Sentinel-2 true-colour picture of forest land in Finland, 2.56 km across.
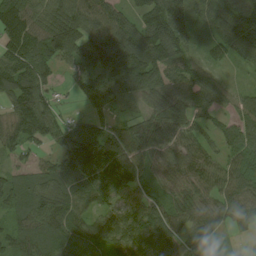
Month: August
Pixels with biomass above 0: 91%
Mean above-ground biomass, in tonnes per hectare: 90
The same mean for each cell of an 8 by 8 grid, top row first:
118 89 118 91 101 147 75 101
101 129 120 161 144 119 53 81
106 63 79 161 128 73 74 14
94 87 25 43 49 100 73 70
87 60 129 85 80 83 49 116
61 83 119 144 68 89 75 105
88 117 71 68 94 89 69 97
76 100 97 84 98 94 55 19
